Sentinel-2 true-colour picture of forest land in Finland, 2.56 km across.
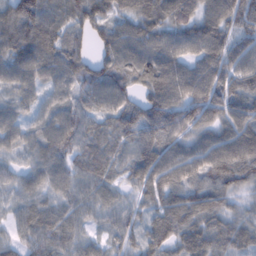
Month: February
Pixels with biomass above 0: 95%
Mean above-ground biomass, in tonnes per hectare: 73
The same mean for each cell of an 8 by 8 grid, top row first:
97 77 77 68 84 92 79 87
91 84 54 86 91 73 96 63
78 69 81 88 77 96 99 77
51 57 57 64 83 90 93 79
53 78 71 65 88 75 76 111
47 73 68 52 76 84 85 86
42 54 55 54 46 84 90 43
41 79 54 39 60 76 83 78
